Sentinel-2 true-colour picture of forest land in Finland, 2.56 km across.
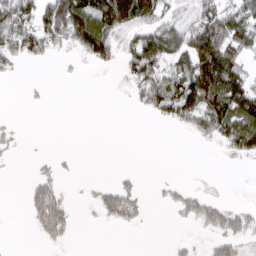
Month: March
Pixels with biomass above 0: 41%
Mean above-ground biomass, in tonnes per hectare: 39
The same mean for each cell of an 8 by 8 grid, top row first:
94 96 126 106 92 47 82 90
58 48 54 68 97 81 126 80
5 1 2 1 73 76 139 67
0 2 0 0 20 80 88 92
13 0 0 0 0 0 14 79
1 18 3 4 5 1 2 0
0 84 4 47 18 24 47 26
0 26 2 0 0 7 17 49
